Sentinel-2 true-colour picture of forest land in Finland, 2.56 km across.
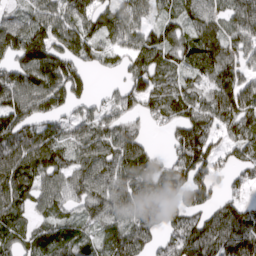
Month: March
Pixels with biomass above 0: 85%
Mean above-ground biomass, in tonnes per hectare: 96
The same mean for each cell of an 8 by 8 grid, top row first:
61 104 104 105 68 83 98 108
143 154 110 69 104 103 109 87
126 150 75 18 110 78 99 90
121 92 56 73 70 83 97 121
126 110 89 110 60 86 104 87
116 99 104 116 104 106 111 51
89 64 68 98 119 100 81 79
74 93 86 96 84 95 140 151
